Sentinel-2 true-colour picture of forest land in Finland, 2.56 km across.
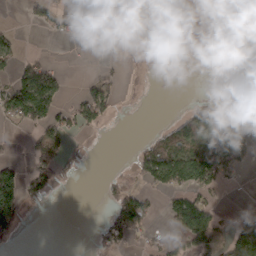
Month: March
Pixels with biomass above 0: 30%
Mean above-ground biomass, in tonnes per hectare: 33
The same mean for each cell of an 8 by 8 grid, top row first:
0 45 4 17 19 0 0 18
42 1 1 2 1 0 0 13
90 103 10 29 0 0 0 13
93 108 70 31 0 12 78 51
6 66 8 0 25 81 85 60
77 66 8 11 40 109 85 14
105 5 0 36 55 43 19 6
17 0 0 50 22 17 34 83
